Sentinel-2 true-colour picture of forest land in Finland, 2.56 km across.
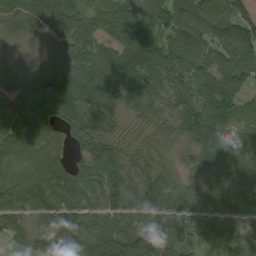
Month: September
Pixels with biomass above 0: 91%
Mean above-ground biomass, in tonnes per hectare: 82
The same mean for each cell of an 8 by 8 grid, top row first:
66 104 83 70 67 85 83 66
11 20 89 61 98 77 75 105
17 87 105 77 93 75 74 75
104 98 103 80 76 67 114 83
108 97 55 80 61 49 108 112
89 114 110 97 83 51 94 99
83 91 92 79 96 89 75 73
54 72 76 105 119 101 69 55
